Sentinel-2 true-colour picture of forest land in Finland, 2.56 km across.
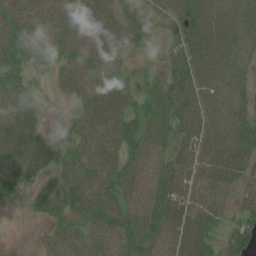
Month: June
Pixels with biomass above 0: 87%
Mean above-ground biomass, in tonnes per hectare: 53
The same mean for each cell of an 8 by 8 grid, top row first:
43 38 54 58 58 77 92 84
55 45 46 46 28 48 91 81
46 14 46 37 32 68 75 65
58 9 33 70 50 82 74 70
66 40 41 53 54 52 78 86
44 31 49 56 45 66 64 59
6 46 53 63 52 70 57 42
3 26 45 45 67 70 54 62
